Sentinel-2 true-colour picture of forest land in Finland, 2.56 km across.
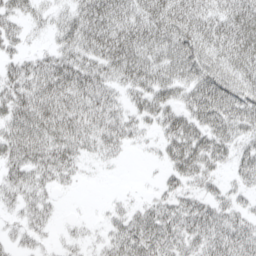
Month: April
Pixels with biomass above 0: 79%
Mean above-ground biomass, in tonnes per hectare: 49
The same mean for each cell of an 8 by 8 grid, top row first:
41 25 60 75 70 75 52 63
29 25 63 88 79 81 58 71
60 72 73 53 63 62 76 60
71 79 64 55 43 52 77 74
79 70 48 44 13 60 63 41
50 44 15 2 2 35 38 32
31 31 1 16 29 46 44 28
24 16 19 36 64 46 52 56
